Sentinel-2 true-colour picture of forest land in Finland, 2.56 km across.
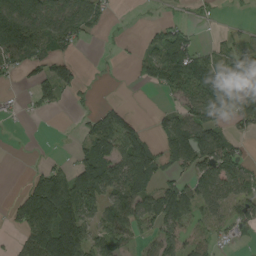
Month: August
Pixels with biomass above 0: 57%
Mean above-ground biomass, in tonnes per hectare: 56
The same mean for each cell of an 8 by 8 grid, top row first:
129 92 84 10 1 10 9 2
126 43 19 3 32 124 29 40
14 60 27 1 36 96 91 78
8 17 10 54 3 45 80 72
0 0 25 96 84 92 96 23
0 73 91 99 107 46 80 77
46 143 99 83 82 111 58 52
26 135 106 90 29 62 34 17
